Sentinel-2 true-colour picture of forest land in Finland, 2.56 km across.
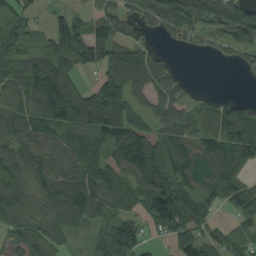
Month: September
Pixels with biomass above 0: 79%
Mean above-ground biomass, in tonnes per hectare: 94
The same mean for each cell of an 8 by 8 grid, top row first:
59 29 39 75 84 148 103 114
74 94 144 119 82 28 31 77
111 168 64 149 123 61 0 3
92 136 174 207 63 84 61 79
91 93 89 110 146 103 86 120
112 110 116 97 159 124 101 82
120 98 129 82 95 158 58 78
66 103 26 118 57 66 60 82
